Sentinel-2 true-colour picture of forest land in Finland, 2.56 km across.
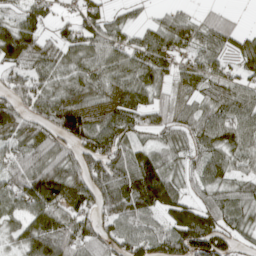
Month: April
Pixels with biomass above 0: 85%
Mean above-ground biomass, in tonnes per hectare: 82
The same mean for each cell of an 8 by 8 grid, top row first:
56 57 65 45 21 51 37 11
130 70 84 76 91 77 77 85
68 67 79 81 97 44 79 67
87 89 131 96 89 69 78 94
63 99 89 104 48 67 84 79
81 140 93 111 138 54 76 54
56 127 100 98 112 122 103 76
51 112 86 81 98 117 126 50
